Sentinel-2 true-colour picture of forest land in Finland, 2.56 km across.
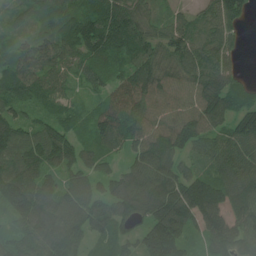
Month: June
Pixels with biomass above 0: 92%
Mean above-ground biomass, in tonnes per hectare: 116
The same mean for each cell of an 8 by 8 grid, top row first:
49 75 110 148 87 54 89 93
78 134 123 150 126 132 117 47
129 101 56 87 146 114 155 62
81 72 53 153 131 130 163 102
148 159 90 93 149 156 98 122
164 93 91 84 145 122 89 121
145 146 131 108 129 172 163 140
86 176 111 88 125 163 109 139
